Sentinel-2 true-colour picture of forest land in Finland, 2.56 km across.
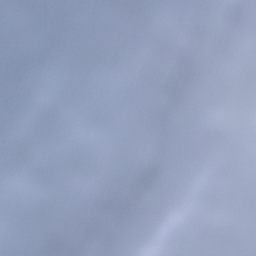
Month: December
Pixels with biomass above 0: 87%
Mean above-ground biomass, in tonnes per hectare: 107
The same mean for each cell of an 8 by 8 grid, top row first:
85 128 202 187 128 88 82 98
51 94 124 132 125 132 107 137
85 124 114 88 109 127 41 154
126 131 134 131 99 104 36 131
86 89 125 134 127 98 59 84
60 83 110 125 130 32 91 86
36 71 103 117 91 145 139 76
117 121 124 155 78 155 136 58
